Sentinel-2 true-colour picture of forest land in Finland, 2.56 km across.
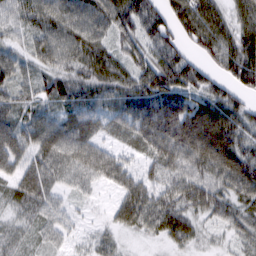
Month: March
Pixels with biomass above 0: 92%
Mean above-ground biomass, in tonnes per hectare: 65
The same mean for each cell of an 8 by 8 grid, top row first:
45 69 71 84 109 85 90 54
38 78 70 48 57 72 77 90
61 58 61 70 80 101 73 81
65 46 73 62 100 121 111 79
77 73 77 33 64 106 124 75
57 69 59 65 46 59 68 90
44 46 15 32 85 70 68 56
39 30 16 30 20 44 20 36
